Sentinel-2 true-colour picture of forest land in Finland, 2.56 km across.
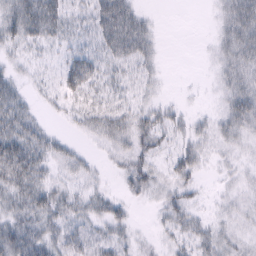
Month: February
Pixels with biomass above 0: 73%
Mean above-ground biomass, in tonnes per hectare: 21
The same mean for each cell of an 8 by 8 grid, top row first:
41 47 17 42 14 0 2 40
16 15 19 28 25 0 6 37
16 10 45 18 15 1 4 30
35 7 21 24 21 14 7 35
45 25 7 20 28 18 16 15
44 20 16 5 29 24 4 10
30 36 24 22 3 27 6 13
46 34 23 24 5 16 23 16
